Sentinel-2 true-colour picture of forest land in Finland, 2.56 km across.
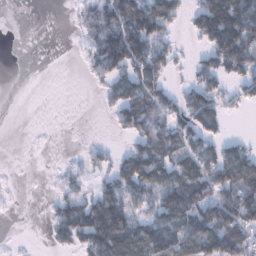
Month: January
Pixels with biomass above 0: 56%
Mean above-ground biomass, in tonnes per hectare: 59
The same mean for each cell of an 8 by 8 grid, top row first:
0 0 29 102 121 52 116 162
0 0 16 139 111 31 64 148
0 0 3 66 101 12 61 60
0 0 0 32 90 63 106 15
0 1 4 12 64 77 69 44
1 4 29 51 115 89 98 121
2 13 93 128 57 129 112 132
3 17 69 130 111 111 120 97
